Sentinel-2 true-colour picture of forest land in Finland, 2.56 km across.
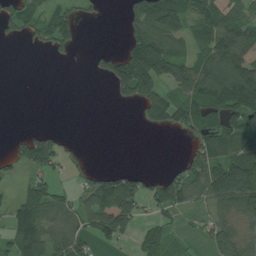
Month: July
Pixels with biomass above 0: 54%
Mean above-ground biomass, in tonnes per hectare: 75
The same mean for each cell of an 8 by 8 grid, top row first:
111 77 40 0 108 135 96 91
1 49 18 13 176 80 114 151
0 0 0 99 197 110 180 207
0 0 0 0 77 95 94 133
36 98 2 0 0 0 90 85
28 60 23 84 54 65 136 176
86 116 72 212 51 77 51 110
123 100 82 77 58 25 51 98
